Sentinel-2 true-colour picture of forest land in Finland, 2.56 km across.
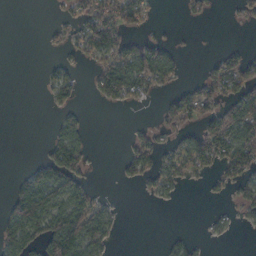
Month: October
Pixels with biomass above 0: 40%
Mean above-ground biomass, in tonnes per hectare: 44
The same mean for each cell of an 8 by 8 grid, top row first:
0 4 69 89 52 3 24 20
0 11 54 106 57 16 0 16
0 27 21 139 99 34 64 95
0 10 21 8 3 87 73 123
0 32 55 0 51 44 112 113
14 74 50 2 49 57 25 65
82 111 99 24 1 3 3 29
89 126 128 33 0 17 10 1
